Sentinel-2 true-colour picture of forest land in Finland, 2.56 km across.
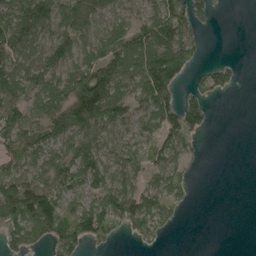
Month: May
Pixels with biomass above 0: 67%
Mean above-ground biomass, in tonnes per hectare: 72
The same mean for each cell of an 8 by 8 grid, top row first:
117 97 145 68 56 106 37 0
120 119 101 65 110 123 10 0
106 112 134 168 115 96 64 18
96 117 150 67 55 103 43 0
83 103 115 58 47 76 4 0
70 88 100 84 60 60 1 0
118 120 69 123 104 38 0 0
81 82 89 51 35 2 0 0
